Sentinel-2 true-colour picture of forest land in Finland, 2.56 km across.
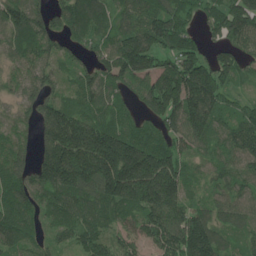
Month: June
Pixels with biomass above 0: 91%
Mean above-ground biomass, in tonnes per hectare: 127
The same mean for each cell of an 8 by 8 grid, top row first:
131 109 157 97 124 143 92 204
95 109 70 115 217 155 74 107
74 100 83 116 116 214 225 75
54 111 113 102 94 182 157 81
69 143 211 215 141 102 89 130
119 180 207 225 270 173 55 89
132 99 130 131 174 142 83 78
104 59 94 92 91 162 163 67
